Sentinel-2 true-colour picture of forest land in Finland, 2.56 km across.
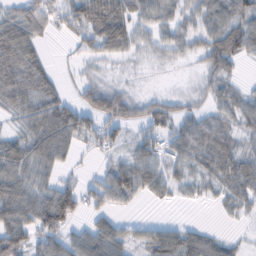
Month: February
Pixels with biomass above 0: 75%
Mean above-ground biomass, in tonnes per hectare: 46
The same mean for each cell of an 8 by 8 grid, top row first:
43 51 70 99 45 39 58 57
82 11 25 62 24 36 62 67
73 43 24 17 6 5 33 20
38 73 58 70 39 40 34 49
50 77 35 33 38 45 78 46
65 38 18 62 64 33 42 67
78 97 50 34 5 7 6 30
73 55 49 65 42 63 44 11
